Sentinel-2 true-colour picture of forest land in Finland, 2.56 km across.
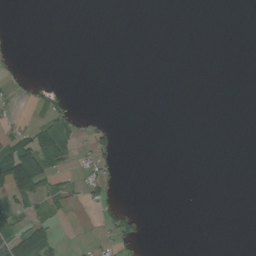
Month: August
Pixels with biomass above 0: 13%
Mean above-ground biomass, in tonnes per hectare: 13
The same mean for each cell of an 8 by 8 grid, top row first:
0 0 0 0 0 0 0 0
3 0 0 0 0 0 0 0
15 4 0 0 0 0 0 0
9 52 16 1 0 0 0 0
73 93 26 28 0 0 0 0
128 63 16 19 0 0 0 0
26 30 9 46 2 0 0 0
97 61 3 27 14 0 0 0
